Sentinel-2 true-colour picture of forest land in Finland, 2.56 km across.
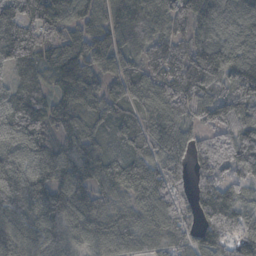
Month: October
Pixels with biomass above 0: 96%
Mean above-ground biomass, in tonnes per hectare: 94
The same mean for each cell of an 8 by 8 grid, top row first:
76 95 59 100 116 89 106 102
86 90 113 109 80 96 118 126
67 61 138 86 115 127 119 121
96 102 104 64 91 107 87 119
75 76 93 33 78 94 119 125
110 95 82 66 96 88 130 68
78 92 78 57 69 113 126 89
71 77 69 102 88 94 91 111
